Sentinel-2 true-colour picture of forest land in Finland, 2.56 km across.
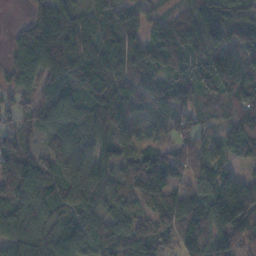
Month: November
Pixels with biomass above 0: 92%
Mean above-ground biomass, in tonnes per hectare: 101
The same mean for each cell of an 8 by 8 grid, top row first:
3 122 71 90 54 64 112 79
66 134 130 101 101 118 134 107
83 93 119 110 113 92 122 198
41 80 88 131 105 96 63 117
83 56 96 117 62 71 76 97
132 127 112 91 180 81 90 65
98 99 109 86 63 120 125 186
109 96 97 102 140 82 128 131
